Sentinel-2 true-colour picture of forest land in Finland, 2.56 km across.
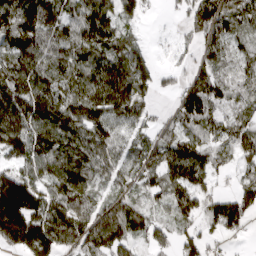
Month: April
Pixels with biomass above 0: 85%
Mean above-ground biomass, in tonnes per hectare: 104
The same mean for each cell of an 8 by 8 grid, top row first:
143 140 106 108 45 19 161 92
121 136 115 98 47 25 73 54
147 135 122 156 102 44 110 76
181 154 157 125 80 79 99 57
139 132 131 108 79 126 83 83
118 110 132 74 85 105 74 49
224 140 102 101 73 89 75 126
165 157 107 138 54 79 65 16
